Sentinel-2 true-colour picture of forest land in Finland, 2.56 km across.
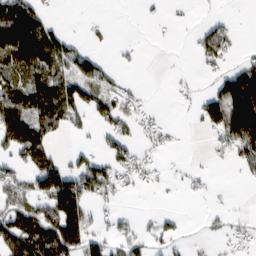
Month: February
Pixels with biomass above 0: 45%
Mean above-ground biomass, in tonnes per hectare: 49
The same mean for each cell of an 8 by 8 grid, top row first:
155 36 1 1 5 5 9 1
170 137 26 10 5 0 62 14
45 103 79 35 2 7 12 101
120 101 56 73 37 2 77 132
101 61 12 50 30 13 13 90
45 110 93 66 46 6 7 10
63 82 102 28 2 3 6 4
99 112 99 48 34 27 10 36
